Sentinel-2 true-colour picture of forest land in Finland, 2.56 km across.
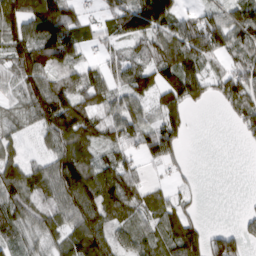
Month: March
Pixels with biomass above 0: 77%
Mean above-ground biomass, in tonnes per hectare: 75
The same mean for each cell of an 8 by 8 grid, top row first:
124 180 58 79 171 90 61 93
94 134 69 34 62 115 120 77
55 97 93 64 87 114 69 110
38 120 121 71 51 89 6 70
44 59 122 77 74 73 0 11
80 78 122 105 33 23 0 0
75 57 119 81 66 71 1 5
54 57 100 82 70 115 80 57
